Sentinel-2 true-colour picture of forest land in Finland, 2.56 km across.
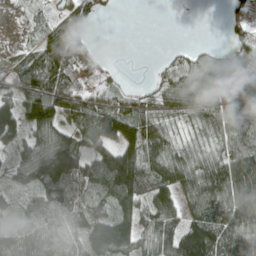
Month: April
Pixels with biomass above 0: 78%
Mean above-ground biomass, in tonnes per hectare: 83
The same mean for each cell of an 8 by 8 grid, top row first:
14 36 75 9 0 0 0 31
44 102 103 0 0 16 22 53
71 128 73 30 6 88 118 92
61 141 108 110 76 76 105 99
61 117 83 103 135 68 61 94
61 70 85 173 110 107 124 152
52 118 94 81 89 85 134 139
90 103 95 195 89 146 182 117
